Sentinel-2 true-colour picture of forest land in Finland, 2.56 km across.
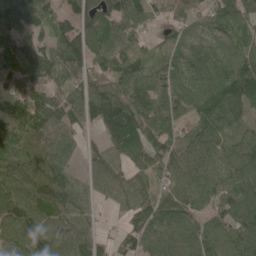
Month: May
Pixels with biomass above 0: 92%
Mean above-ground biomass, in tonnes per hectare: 89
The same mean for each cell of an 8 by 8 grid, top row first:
112 74 94 94 74 57 67 81
102 72 126 102 33 57 67 71
104 71 64 92 91 83 84 124
118 102 79 123 111 84 89 77
100 92 42 76 66 78 97 89
116 160 47 82 56 76 92 110
140 157 90 31 87 89 59 113
99 152 108 22 90 88 89 99
